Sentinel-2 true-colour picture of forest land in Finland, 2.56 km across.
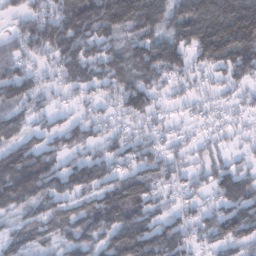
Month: February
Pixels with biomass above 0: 81%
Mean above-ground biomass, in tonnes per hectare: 84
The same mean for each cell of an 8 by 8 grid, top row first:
40 78 151 127 131 95 146 189
70 88 112 80 105 104 134 157
105 39 93 82 87 50 33 60
74 50 32 40 87 21 36 30
74 63 82 62 66 37 39 24
195 148 116 68 88 52 65 81
85 72 65 138 101 42 44 111
71 49 102 106 150 113 63 90
